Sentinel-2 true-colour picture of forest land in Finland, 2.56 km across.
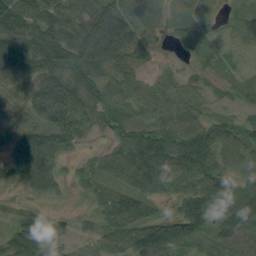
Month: August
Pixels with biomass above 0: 86%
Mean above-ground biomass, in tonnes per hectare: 58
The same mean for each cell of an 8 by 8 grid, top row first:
78 65 60 86 78 27 19 26
76 87 100 79 58 21 17 18
67 82 80 62 40 32 19 16
30 88 87 67 52 61 23 20
66 105 33 34 84 80 85 73
66 119 30 47 80 72 76 73
15 15 6 73 54 41 84 57
78 78 10 52 100 87 39 63
